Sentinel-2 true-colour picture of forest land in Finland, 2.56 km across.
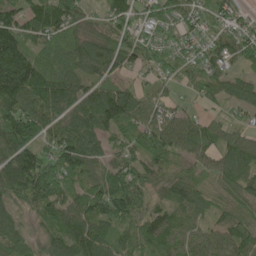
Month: June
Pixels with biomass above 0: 91%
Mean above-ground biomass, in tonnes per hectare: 93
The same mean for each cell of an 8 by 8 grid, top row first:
89 132 75 77 61 85 72 59
155 73 86 81 87 71 74 107
194 118 83 63 35 48 73 75
130 97 126 160 84 55 30 49
141 77 127 62 100 90 76 88
171 158 98 108 103 87 56 101
85 113 102 154 81 87 70 60
109 90 126 91 93 78 75 99
